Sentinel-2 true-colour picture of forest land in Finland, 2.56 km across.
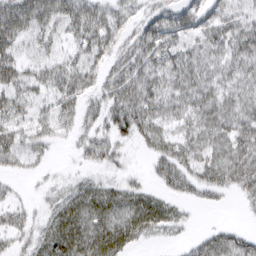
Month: March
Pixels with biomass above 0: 77%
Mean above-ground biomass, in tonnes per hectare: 37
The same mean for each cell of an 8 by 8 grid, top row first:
68 52 53 36 31 46 46 33
43 28 33 37 50 44 40 45
45 37 43 39 49 44 43 39
40 29 34 49 56 39 45 41
42 22 24 40 27 39 45 45
17 10 10 13 11 63 42 48
26 17 45 46 49 21 13 7
26 37 50 54 21 10 34 31
